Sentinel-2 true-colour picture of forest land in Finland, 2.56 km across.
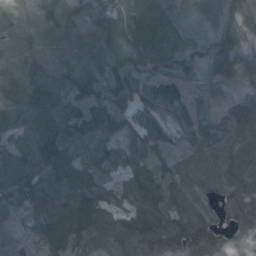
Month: October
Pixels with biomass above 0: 93%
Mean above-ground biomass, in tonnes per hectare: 84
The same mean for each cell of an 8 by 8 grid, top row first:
98 107 85 74 61 46 56 109
85 94 101 95 96 79 55 84
107 88 89 96 78 93 59 60
92 93 77 94 67 81 35 77
78 114 89 65 78 39 85 84
112 94 98 42 90 61 56 73
65 97 130 83 146 105 64 99
61 98 97 66 92 136 104 70
